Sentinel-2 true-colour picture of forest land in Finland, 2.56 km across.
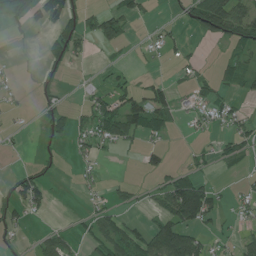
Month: June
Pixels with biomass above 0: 40%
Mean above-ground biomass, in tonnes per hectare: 36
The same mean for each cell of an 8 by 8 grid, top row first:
28 59 57 60 22 14 141 77
5 27 34 23 12 22 1 51
9 28 8 30 16 15 26 48
8 36 23 85 117 38 27 26
4 14 19 37 28 1 13 50
30 23 9 5 11 52 19 11
51 25 6 34 17 123 82 17
17 45 21 84 74 147 27 34
